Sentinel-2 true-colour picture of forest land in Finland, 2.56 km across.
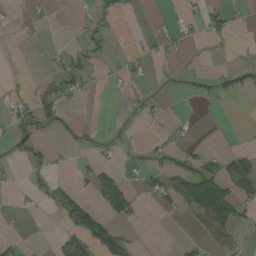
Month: August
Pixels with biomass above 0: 22%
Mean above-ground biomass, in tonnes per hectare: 23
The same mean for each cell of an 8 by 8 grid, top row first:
3 7 6 11 1 9 33 9
0 8 12 10 11 13 1 0
4 20 28 8 8 1 11 15
28 37 5 0 5 2 0 0
30 13 6 7 10 15 7 1
2 15 12 41 26 65 71 101
4 20 68 74 6 32 172 52
11 3 93 105 1 4 54 22
